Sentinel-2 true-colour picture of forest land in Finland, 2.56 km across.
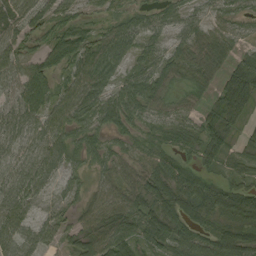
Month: September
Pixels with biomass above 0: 87%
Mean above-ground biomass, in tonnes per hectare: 47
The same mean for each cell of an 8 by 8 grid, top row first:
43 42 30 31 35 39 27 22
46 50 80 77 40 34 65 19
55 61 67 45 57 42 47 69
39 62 68 59 39 27 27 56
35 47 44 27 23 39 58 28
39 42 25 36 49 69 36 33
50 16 29 58 52 69 66 94
47 33 51 72 55 71 57 69
